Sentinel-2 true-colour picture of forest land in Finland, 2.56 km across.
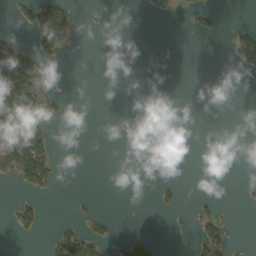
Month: September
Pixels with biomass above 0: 16%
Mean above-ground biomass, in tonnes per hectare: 20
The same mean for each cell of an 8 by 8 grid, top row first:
13 100 7 1 4 9 13 0
73 62 1 0 0 0 0 45
131 51 0 0 0 0 0 3
119 34 0 0 0 0 0 0
154 56 0 0 0 0 0 0
43 56 0 0 0 1 0 1
25 4 6 0 0 17 17 2
4 7 81 27 34 1 53 3
